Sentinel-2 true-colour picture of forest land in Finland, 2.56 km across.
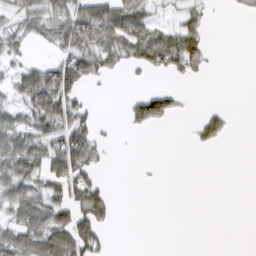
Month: March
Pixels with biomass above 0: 43%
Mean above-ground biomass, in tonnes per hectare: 33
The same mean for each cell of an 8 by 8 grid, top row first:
36 60 68 72 42 17 12 6
29 15 79 46 70 95 30 0
42 85 91 10 5 18 4 0
39 84 41 0 85 29 17 0
66 62 85 6 0 0 22 0
68 53 71 2 2 0 0 0
53 62 65 26 0 0 0 0
68 89 98 11 0 0 0 0
